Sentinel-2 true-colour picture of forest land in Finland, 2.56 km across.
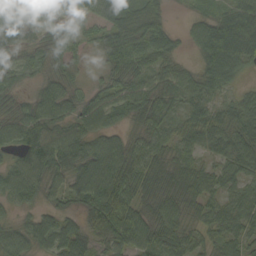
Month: September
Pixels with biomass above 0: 90%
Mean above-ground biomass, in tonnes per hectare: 49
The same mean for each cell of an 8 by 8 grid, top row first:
61 33 36 61 77 5 34 71
44 49 16 60 59 29 70 84
29 40 28 41 48 53 53 26
48 68 49 59 63 34 34 38
50 69 69 58 49 45 23 40
61 60 69 97 61 54 42 38
28 29 36 89 46 49 38 46
58 52 40 52 57 44 29 36
